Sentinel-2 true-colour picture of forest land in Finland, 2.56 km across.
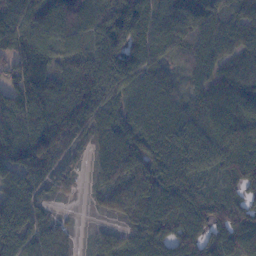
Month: November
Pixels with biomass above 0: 92%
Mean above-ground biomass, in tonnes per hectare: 105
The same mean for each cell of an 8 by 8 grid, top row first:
142 181 137 153 183 111 104 98
163 119 98 167 158 67 90 95
122 162 182 139 87 42 79 100
146 192 172 80 79 75 91 96
149 174 37 72 103 110 127 116
83 65 28 73 117 90 58 80
156 38 3 66 106 86 79 71
159 120 16 80 86 93 84 109
